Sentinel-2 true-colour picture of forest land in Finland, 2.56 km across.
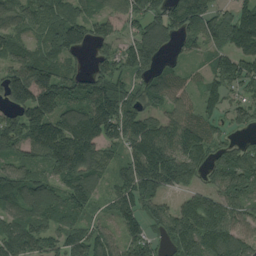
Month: August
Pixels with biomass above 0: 88%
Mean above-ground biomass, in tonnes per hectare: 137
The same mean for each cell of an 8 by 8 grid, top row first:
99 112 133 91 164 166 137 168
87 93 76 89 191 55 79 189
202 226 129 157 107 93 91 166
123 181 170 239 120 99 107 103
123 183 250 95 194 142 144 92
130 110 176 68 200 146 97 199
97 124 110 72 137 127 230 139
163 102 153 109 133 164 196 142
